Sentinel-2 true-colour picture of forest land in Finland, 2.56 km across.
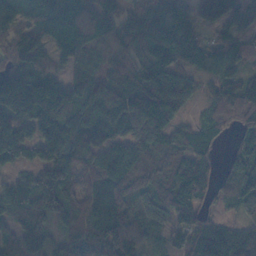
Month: November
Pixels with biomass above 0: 91%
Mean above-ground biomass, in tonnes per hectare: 81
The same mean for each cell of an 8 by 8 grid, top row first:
97 112 116 58 91 75 66 91
82 68 75 55 67 88 66 81
131 101 69 75 71 88 36 64
123 119 115 112 112 63 37 73
130 140 115 75 88 80 70 46
37 81 72 86 82 84 71 120
80 97 82 65 52 75 40 76
75 62 64 88 47 37 103 87
